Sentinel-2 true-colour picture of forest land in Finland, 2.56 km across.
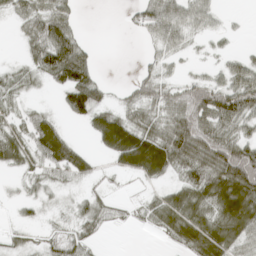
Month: April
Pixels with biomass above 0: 65%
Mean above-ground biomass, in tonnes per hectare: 41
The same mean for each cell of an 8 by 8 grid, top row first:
27 59 12 0 50 55 33 2
5 83 50 0 8 28 8 7
26 34 82 5 33 23 33 57
20 19 61 40 45 70 90 73
50 77 17 73 89 86 92 66
13 28 32 10 43 33 73 107
10 10 26 24 26 78 67 103
14 22 34 1 1 44 89 56
